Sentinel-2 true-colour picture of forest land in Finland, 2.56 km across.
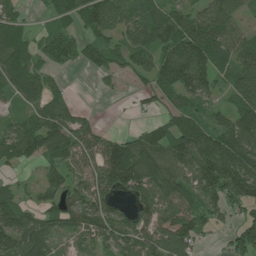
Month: July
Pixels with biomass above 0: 75%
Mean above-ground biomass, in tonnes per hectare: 81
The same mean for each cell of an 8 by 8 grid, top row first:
42 30 79 140 86 76 86 48
73 63 59 60 100 103 115 118
93 46 1 24 37 114 85 137
27 104 39 1 25 68 63 107
104 108 122 100 102 112 119 112
18 50 85 163 147 98 113 127
107 55 104 75 74 128 60 54
111 92 47 64 84 134 16 70
